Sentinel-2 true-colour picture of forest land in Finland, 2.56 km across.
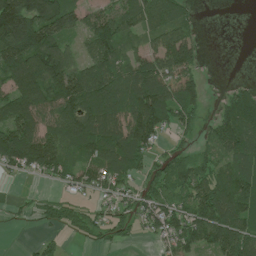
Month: July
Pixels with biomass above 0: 73%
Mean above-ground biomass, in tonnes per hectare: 88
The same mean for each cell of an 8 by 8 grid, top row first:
220 179 70 88 104 82 0 0
175 145 40 112 65 149 4 0
112 152 138 120 162 103 15 10
122 99 138 142 181 100 22 129
172 131 105 124 97 26 51 125
29 52 77 86 49 97 88 113
14 34 36 45 70 81 153 139
0 28 16 33 18 96 103 146
